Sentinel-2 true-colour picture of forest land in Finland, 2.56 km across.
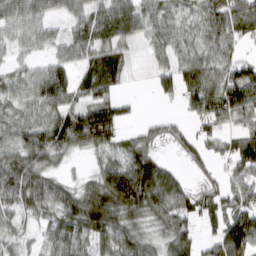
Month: March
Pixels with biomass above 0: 84%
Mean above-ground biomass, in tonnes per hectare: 68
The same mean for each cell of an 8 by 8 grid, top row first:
68 51 60 83 59 39 71 80
40 37 60 75 25 54 57 34
50 109 53 71 6 81 99 97
57 75 87 94 5 15 111 80
83 119 79 73 58 46 48 88
97 63 18 95 117 43 37 80
66 74 110 100 98 83 80 92
35 40 66 71 51 88 42 130
